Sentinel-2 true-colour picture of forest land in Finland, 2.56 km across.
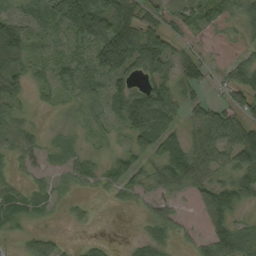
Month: August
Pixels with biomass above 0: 75%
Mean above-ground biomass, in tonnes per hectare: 52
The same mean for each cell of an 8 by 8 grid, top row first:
35 53 178 116 64 66 47 46
78 19 45 140 133 36 9 28
43 29 40 58 55 63 48 61
34 8 26 43 151 69 63 54
40 16 12 14 64 58 69 105
13 20 54 56 56 69 44 67
60 28 17 25 24 34 86 53
13 50 25 8 35 28 54 77
